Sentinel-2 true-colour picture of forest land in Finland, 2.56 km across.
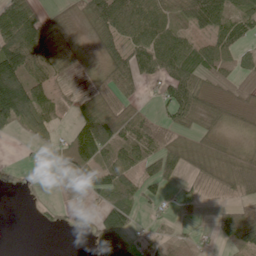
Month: June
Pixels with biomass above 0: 68%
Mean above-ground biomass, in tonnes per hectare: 55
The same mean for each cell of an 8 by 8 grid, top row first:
133 34 35 108 105 57 102 62
150 97 24 49 72 80 53 40
209 73 11 51 39 100 54 61
166 67 59 63 23 57 52 47
2 21 115 88 62 44 37 21
13 10 80 78 58 33 27 44
0 13 21 96 20 20 6 50
0 0 1 65 18 37 9 101
